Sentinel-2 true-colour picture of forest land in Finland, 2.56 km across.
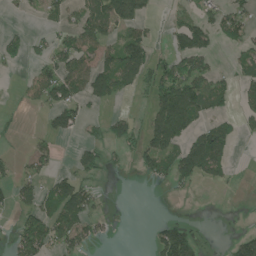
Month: July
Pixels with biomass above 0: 42%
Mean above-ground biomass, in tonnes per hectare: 51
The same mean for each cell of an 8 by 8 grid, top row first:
5 34 62 133 62 18 34 54
41 40 89 61 97 59 66 42
4 91 97 114 55 125 74 44
7 51 54 19 18 186 59 39
5 27 31 38 57 79 130 14
37 39 58 7 29 68 47 1
51 58 105 4 0 0 0 1
64 102 74 7 2 136 3 47
